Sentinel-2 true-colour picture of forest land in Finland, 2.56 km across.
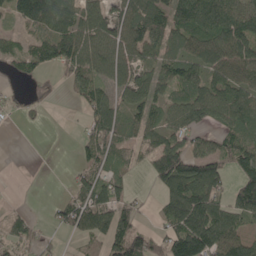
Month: May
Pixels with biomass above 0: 70%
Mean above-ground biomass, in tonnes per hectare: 79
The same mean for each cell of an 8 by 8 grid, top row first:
76 126 96 87 109 92 125 105
56 107 130 100 95 59 105 107
36 26 87 88 77 96 94 111
33 15 23 107 83 88 114 113
0 0 40 77 55 96 74 91
0 0 45 56 17 163 135 77
13 15 114 106 20 117 135 96
69 22 35 106 95 141 157 96
